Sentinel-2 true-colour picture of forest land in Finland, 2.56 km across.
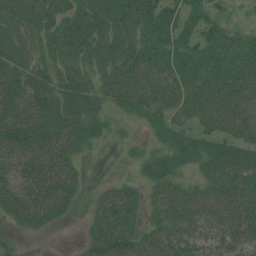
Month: July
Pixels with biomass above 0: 87%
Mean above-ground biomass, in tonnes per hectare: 49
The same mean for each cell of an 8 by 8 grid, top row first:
51 56 57 69 72 48 36 9
45 41 59 52 61 50 48 54
65 49 49 46 49 44 48 64
72 68 59 30 40 43 59 79
73 74 54 18 14 37 36 58
64 90 33 9 27 31 32 63
60 79 17 69 36 56 64 66
12 5 11 88 45 56 49 58
